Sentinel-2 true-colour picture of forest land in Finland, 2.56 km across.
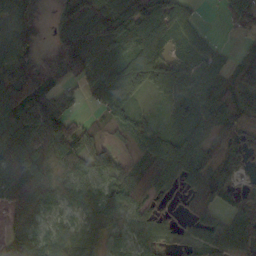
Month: October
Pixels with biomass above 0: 85%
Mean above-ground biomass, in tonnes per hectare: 84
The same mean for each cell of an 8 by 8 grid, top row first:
115 39 124 129 120 92 3 86
123 52 149 103 94 59 71 26
144 149 70 110 86 90 89 82
129 137 25 74 24 55 88 90
136 126 117 40 64 101 107 82
126 84 72 81 115 91 99 38
62 58 58 85 71 40 94 83
65 57 66 45 59 38 84 104
